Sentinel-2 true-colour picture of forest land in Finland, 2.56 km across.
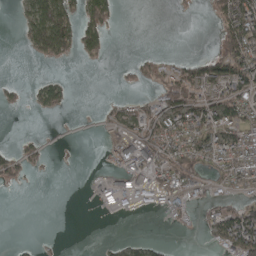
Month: April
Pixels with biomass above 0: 40%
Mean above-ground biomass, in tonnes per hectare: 41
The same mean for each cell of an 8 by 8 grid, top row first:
13 126 71 51 0 3 16 133
3 112 62 17 3 1 4 118
7 27 0 2 33 95 109 95
7 31 1 19 45 97 103 71
13 12 2 32 79 69 81 92
37 4 1 37 73 80 48 88
0 0 0 36 30 50 38 69
4 7 0 9 16 4 18 137
